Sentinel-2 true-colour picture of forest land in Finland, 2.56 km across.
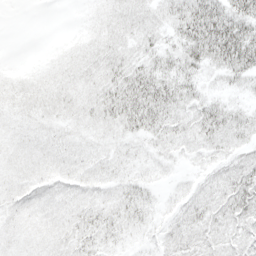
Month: April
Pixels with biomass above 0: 87%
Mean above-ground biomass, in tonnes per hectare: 16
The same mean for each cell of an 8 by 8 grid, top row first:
0 0 2 9 12 21 52 46
0 1 7 12 14 20 47 57
7 9 11 18 33 33 12 22
9 11 12 21 38 23 26 18
10 10 9 11 13 16 19 16
10 10 10 10 10 5 12 28
10 9 12 13 13 9 19 25
9 9 14 9 5 13 15 13
